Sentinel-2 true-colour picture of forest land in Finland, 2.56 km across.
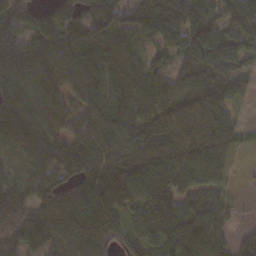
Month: November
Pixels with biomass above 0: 88%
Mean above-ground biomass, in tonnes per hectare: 100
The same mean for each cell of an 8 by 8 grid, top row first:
94 60 85 125 125 112 80 143
98 110 121 102 52 87 134 81
118 107 117 82 108 102 141 79
116 113 78 94 95 126 134 21
82 107 99 116 109 128 140 43
43 103 114 119 132 122 101 4
122 95 108 125 114 109 116 13
94 96 102 84 99 127 125 57
